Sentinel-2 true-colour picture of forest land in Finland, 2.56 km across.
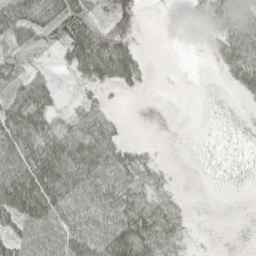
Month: April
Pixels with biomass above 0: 63%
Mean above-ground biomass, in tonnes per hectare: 27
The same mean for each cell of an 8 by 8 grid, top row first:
55 19 41 31 3 2 26 27
39 7 66 75 4 0 9 47
20 28 15 42 13 0 0 30
48 33 12 3 1 0 0 2
65 51 33 31 9 0 1 1
65 65 49 38 20 4 0 1
65 66 42 44 38 14 0 0
44 51 57 59 55 29 1 0
